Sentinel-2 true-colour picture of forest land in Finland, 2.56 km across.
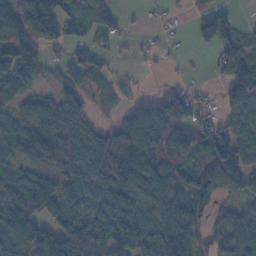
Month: November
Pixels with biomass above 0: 74%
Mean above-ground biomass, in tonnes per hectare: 69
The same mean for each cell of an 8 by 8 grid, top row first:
79 124 74 41 7 7 58 9
93 49 44 20 12 6 37 72
101 23 52 28 3 4 11 121
54 95 83 12 63 94 26 67
79 112 125 118 111 80 100 70
76 57 68 106 124 80 91 92
138 85 61 93 64 92 51 40
71 105 144 79 74 119 52 94
